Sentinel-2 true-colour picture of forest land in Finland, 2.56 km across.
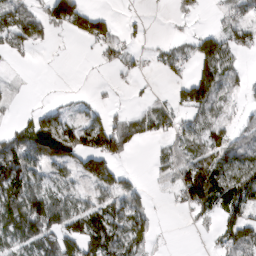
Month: March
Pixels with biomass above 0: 54%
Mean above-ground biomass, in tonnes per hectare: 56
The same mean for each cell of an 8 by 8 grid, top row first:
97 90 108 26 6 26 6 44
56 20 7 43 13 23 91 56
3 0 0 7 9 29 120 37
9 36 20 32 37 54 76 26
78 125 107 122 18 43 74 60
99 44 63 92 7 65 140 116
81 114 63 66 54 18 73 88
64 86 123 94 65 1 10 114
